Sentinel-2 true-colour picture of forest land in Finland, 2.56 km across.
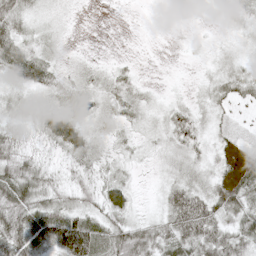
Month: May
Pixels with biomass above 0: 79%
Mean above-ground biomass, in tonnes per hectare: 27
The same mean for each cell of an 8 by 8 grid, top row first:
35 12 4 1 0 2 5 17
45 16 3 0 0 0 7 12
34 30 18 21 6 2 13 25
27 35 29 21 19 22 17 13
36 26 50 17 13 26 17 10
58 27 22 22 5 23 22 27
69 50 34 44 8 51 46 47
72 56 102 52 57 50 42 41
